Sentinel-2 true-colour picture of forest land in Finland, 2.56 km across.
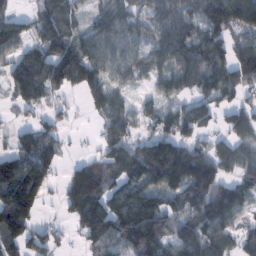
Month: February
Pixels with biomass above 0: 79%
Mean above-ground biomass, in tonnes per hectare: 95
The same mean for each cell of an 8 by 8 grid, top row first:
47 72 33 80 66 100 130 150
81 102 88 73 61 123 129 75
103 140 111 63 41 89 112 111
23 45 10 86 49 62 71 80
61 80 6 91 73 131 69 72
159 88 149 91 124 175 170 73
172 12 181 131 162 95 165 90
127 62 51 122 196 112 125 66
